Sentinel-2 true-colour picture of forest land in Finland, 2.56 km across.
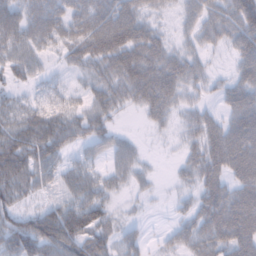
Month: February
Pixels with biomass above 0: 79%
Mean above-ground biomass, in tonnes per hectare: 46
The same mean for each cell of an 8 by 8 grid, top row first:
49 70 53 82 39 18 50 80
55 31 65 97 76 27 28 50
34 20 16 51 81 58 26 35
33 41 36 34 29 28 25 65
63 66 32 36 8 7 61 75
60 35 44 29 16 12 52 61
43 34 81 26 5 10 60 92
70 89 73 34 19 29 52 82
